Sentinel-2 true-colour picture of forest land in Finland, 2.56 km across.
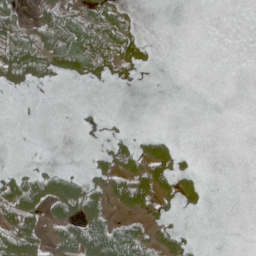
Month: May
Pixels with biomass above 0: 33%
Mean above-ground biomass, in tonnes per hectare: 21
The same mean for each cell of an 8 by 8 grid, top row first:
24 40 33 51 2 0 0 0
48 53 72 37 28 0 0 0
41 24 23 12 2 0 0 0
0 0 3 0 0 0 0 0
0 0 1 20 25 17 0 0
26 35 19 46 55 47 2 0
69 44 60 30 43 12 10 0
64 21 67 77 43 37 0 0
